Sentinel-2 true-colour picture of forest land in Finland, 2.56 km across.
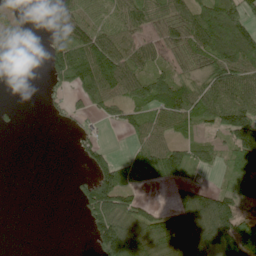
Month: June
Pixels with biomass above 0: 62%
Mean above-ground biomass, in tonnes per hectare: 69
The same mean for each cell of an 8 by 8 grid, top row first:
21 19 67 59 92 100 120 113
59 55 106 111 64 68 102 138
23 38 105 156 88 75 79 107
6 11 23 39 67 116 90 156
0 0 22 9 72 53 39 137
0 0 14 96 38 53 11 64
0 0 40 147 60 75 176 49
0 0 0 170 147 152 164 149
